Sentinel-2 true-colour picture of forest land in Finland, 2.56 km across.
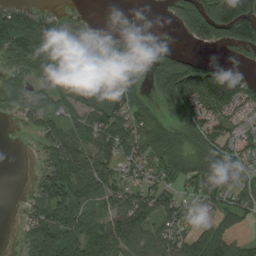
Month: August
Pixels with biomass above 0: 72%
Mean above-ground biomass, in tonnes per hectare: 70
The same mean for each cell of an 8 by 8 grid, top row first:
87 47 1 1 0 51 167 188
93 99 53 61 36 23 32 52
61 70 65 112 50 172 135 85
44 83 74 114 64 65 94 56
0 57 63 85 78 61 90 61
0 68 94 64 50 62 126 55
3 94 78 53 98 77 40 71
7 114 97 112 85 72 99 38
